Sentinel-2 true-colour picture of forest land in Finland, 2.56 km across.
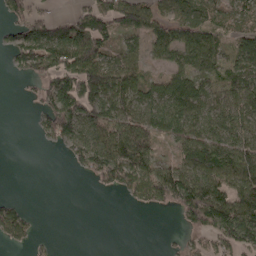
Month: April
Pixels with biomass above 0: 63%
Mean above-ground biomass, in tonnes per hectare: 69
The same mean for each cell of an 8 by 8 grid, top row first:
63 42 63 96 93 84 77 60
62 123 130 47 54 98 106 79
14 83 137 115 64 83 90 94
0 91 124 101 90 118 115 119
0 19 83 106 102 65 109 106
0 0 15 96 106 101 114 118
33 0 0 0 27 51 132 117
39 9 0 0 0 12 60 86
